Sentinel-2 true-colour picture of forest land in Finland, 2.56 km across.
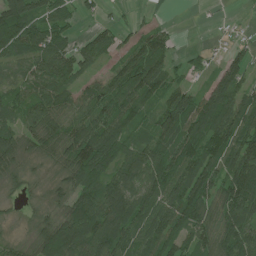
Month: July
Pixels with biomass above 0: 82%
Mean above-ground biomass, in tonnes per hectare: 84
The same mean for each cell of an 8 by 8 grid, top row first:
161 92 36 13 13 0 2 4
102 119 67 62 105 33 11 35
63 112 70 76 147 42 40 76
69 110 78 102 61 130 124 106
86 78 142 99 77 123 116 110
38 29 97 92 115 114 113 150
21 37 106 135 99 114 106 125
26 117 134 138 94 101 83 113
